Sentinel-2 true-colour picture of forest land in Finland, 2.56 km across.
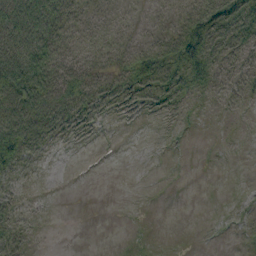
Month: September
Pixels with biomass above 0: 50%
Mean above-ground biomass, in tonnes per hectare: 23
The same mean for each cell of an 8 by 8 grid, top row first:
90 76 21 14 12 24 55 56
75 61 25 25 27 48 51 32
118 73 43 24 41 37 24 20
85 61 37 15 12 11 4 6
75 19 4 0 0 1 0 1
26 1 0 0 0 0 0 0
23 2 0 0 0 0 0 3
36 1 0 0 2 0 0 3
